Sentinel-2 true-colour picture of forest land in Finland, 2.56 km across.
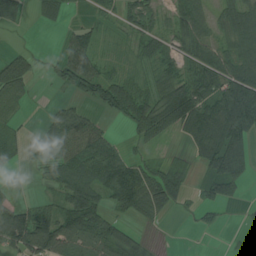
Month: August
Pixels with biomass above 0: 65%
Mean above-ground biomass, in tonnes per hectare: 53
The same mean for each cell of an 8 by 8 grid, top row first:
57 22 6 22 57 59 50 78
12 2 86 13 33 39 71 61
89 12 94 64 27 61 94 89
46 20 48 53 74 123 94 121
31 78 87 57 29 7 86 72
2 33 78 98 62 37 41 48
57 35 104 42 58 24 20 6
106 107 61 68 26 0 0 20
